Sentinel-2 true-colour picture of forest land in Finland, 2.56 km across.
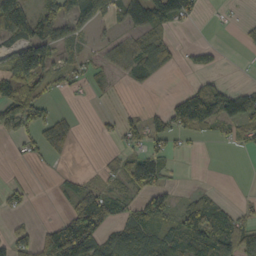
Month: October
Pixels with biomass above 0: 51%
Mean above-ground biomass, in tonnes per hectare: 46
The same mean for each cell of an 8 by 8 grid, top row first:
100 72 66 49 83 71 5 4
78 119 23 42 65 24 23 8
124 51 24 18 24 1 19 2
83 45 4 11 24 79 96 91
20 59 5 12 47 23 8 27
5 1 27 31 77 8 0 0
18 0 107 52 79 41 87 19
54 54 154 58 69 82 116 92
